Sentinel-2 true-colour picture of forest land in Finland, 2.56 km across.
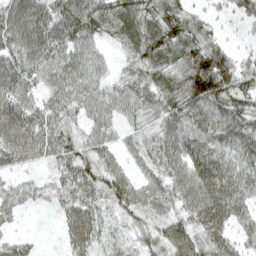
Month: April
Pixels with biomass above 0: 93%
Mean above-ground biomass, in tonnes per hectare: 60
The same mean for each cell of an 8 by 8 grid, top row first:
75 77 94 75 74 81 32 40
69 90 59 29 92 86 78 24
78 55 68 32 60 73 139 76
80 51 49 47 50 78 78 75
82 61 54 39 48 72 66 66
25 24 61 63 41 63 94 73
31 16 59 41 54 46 86 64
28 5 65 35 43 88 63 45
